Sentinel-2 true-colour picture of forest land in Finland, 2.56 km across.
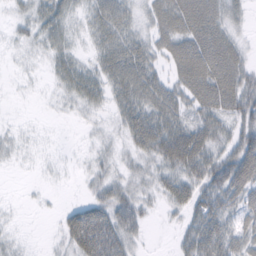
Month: February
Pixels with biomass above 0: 74%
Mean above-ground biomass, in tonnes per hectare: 32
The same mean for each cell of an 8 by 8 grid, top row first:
15 39 18 53 27 53 54 22
8 25 13 44 39 43 75 30
3 9 44 42 64 33 74 55
1 2 14 19 50 45 47 42
11 2 2 14 46 72 52 56
1 3 7 25 20 42 44 59
2 3 34 55 24 24 47 40
9 4 67 66 11 14 63 37
